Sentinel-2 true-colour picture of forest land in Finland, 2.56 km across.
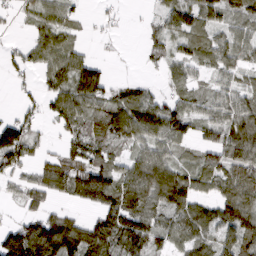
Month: March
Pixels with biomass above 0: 74%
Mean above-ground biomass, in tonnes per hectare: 66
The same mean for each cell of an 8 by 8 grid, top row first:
23 52 25 14 8 69 64 72
20 78 29 6 26 38 58 55
20 43 114 32 19 46 27 39
22 37 85 90 110 81 52 79
132 20 70 56 69 62 61 126
38 81 100 83 107 90 57 85
14 44 29 101 105 99 54 120
135 190 142 121 90 49 55 108
